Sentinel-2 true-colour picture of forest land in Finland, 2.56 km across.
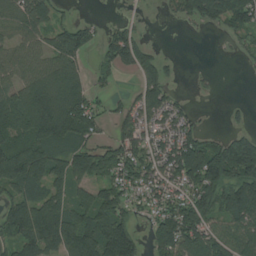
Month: August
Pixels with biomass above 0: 68%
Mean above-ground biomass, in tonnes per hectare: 71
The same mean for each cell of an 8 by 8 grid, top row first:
88 75 9 3 7 43 103 115
59 58 88 89 63 1 0 24
60 91 57 23 66 13 9 1
92 125 123 31 62 51 3 9
99 94 82 55 60 82 62 116
111 99 76 83 70 81 145 137
87 108 71 91 34 81 95 124
78 93 130 137 34 135 78 82
